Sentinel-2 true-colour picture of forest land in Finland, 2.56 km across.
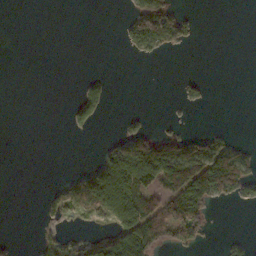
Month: November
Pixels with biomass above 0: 26%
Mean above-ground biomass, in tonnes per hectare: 32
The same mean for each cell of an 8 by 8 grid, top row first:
0 0 0 0 107 56 0 0
0 0 0 0 50 32 0 0
0 0 10 9 0 5 6 0
0 0 46 3 6 2 1 0
0 0 0 30 95 77 60 23
0 0 25 147 108 132 170 91
0 17 36 106 86 92 53 6
6 29 17 70 138 55 13 12
